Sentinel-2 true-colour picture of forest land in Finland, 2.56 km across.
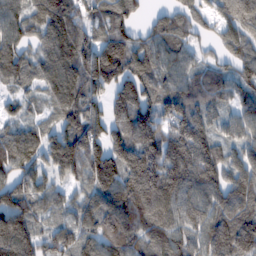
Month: February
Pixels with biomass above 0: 91%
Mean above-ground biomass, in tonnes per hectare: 118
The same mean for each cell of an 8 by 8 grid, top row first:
115 157 105 127 38 94 56 136
118 117 124 192 107 108 42 99
92 106 139 173 130 98 98 95
49 46 133 111 135 130 89 82
134 97 147 138 167 155 129 89
108 69 83 162 202 157 141 119
154 79 88 142 161 122 118 132
209 90 98 127 102 110 130 167
